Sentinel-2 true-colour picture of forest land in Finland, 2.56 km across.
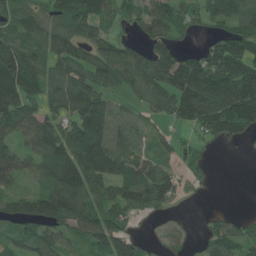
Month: June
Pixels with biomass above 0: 77%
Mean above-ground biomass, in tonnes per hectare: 89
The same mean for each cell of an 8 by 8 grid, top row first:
85 79 129 59 70 69 53 87
103 95 98 75 64 67 51 108
162 82 114 79 126 136 167 176
113 74 154 84 51 116 171 182
70 126 141 116 55 34 35 27
79 111 157 130 118 55 27 0
90 162 112 89 83 17 7 3
67 92 63 126 41 33 56 80
